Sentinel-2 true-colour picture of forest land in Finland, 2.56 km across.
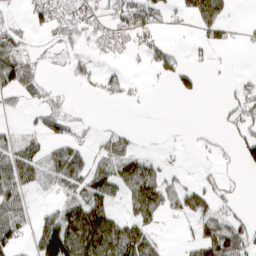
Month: March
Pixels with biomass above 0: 47%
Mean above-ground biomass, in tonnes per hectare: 35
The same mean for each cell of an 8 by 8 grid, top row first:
10 45 41 35 52 20 92 0
62 11 19 20 29 14 28 5
84 8 18 30 5 44 2 14
8 33 4 0 0 0 0 32
24 36 26 42 3 2 7 39
62 27 64 53 69 22 11 6
49 12 57 43 66 41 44 10
56 123 106 116 80 4 88 75
